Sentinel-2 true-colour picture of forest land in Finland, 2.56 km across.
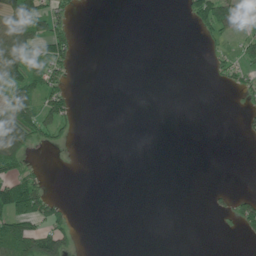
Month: July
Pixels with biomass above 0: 23%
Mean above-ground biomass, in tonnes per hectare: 24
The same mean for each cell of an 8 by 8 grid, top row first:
92 49 3 0 0 0 93 84
92 66 9 0 0 0 11 25
69 63 1 0 0 0 5 19
88 58 8 0 0 0 0 9
91 25 1 0 0 0 0 1
50 9 0 0 0 0 0 0
93 79 1 0 0 0 5 49
170 100 9 0 0 0 0 5
